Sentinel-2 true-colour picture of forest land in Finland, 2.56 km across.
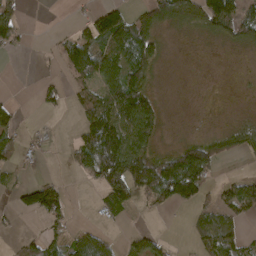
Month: March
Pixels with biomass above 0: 49%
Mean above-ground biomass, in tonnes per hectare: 46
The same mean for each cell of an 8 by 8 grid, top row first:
49 0 16 93 63 70 98 75
18 9 86 82 95 2 4 24
0 10 53 74 75 0 0 1
21 14 41 98 94 1 1 4
42 13 57 122 65 29 75 43
17 10 22 117 132 146 54 19
36 112 1 58 19 31 50 65
16 56 76 34 40 5 64 47
